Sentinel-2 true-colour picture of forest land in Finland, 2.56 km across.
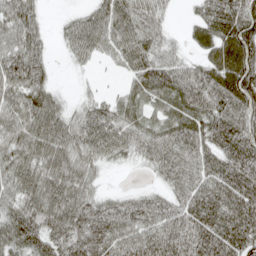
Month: April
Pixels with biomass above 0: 86%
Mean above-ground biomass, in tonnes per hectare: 63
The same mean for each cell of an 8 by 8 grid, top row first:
74 10 30 67 63 8 68 101
77 27 51 46 68 24 50 106
78 36 4 3 57 69 76 96
75 79 32 36 33 48 68 91
68 96 69 63 58 74 65 100
73 81 78 3 6 59 64 93
61 96 85 51 59 60 85 93
71 72 95 73 75 85 100 91
